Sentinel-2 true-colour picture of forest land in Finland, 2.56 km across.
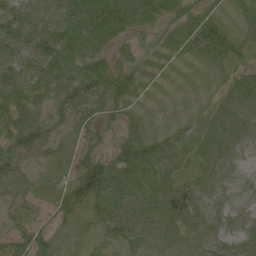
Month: June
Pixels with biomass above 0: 89%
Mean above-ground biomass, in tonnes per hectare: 59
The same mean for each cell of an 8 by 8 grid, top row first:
65 75 108 110 83 53 45 47
80 89 87 47 18 41 109 48
95 77 88 91 34 10 20 60
96 63 62 40 16 6 51 83
83 57 34 30 83 63 88 50
77 14 78 90 82 60 53 14
40 21 50 98 86 76 48 22
46 38 14 50 76 65 55 49
